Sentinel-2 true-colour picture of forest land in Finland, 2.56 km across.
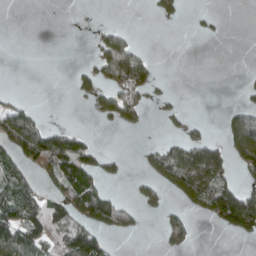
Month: April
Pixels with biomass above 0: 32%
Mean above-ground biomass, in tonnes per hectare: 51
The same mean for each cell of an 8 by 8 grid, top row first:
0 0 0 0 2 29 9 0
0 0 0 135 26 0 0 0
0 0 41 98 103 1 0 4
79 5 0 74 43 22 0 59
105 147 87 0 12 62 102 127
72 51 143 31 26 123 170 43
104 90 118 109 31 27 99 225
124 82 145 22 1 57 0 16
